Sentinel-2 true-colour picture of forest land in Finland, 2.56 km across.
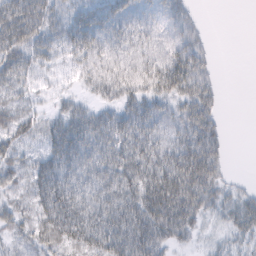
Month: February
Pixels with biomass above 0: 82%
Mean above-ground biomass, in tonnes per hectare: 42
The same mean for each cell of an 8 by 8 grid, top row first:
66 50 36 45 28 40 2 0
67 41 49 35 30 47 15 0
44 17 23 58 54 64 31 0
35 20 40 37 51 40 48 0
36 40 70 63 55 46 57 0
33 63 53 60 64 71 56 2
35 63 70 72 68 80 34 42
23 54 58 70 69 34 10 25
